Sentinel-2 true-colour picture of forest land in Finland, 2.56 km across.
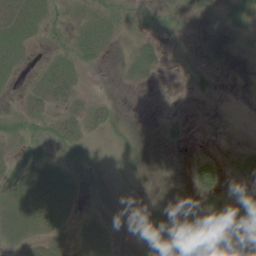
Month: June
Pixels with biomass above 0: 55%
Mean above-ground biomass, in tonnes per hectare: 16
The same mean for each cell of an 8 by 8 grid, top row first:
23 18 13 22 18 19 14 22
23 7 23 8 32 4 5 8
9 23 12 1 15 1 12 0
13 19 17 13 0 4 0 0
25 25 26 10 8 10 1 5
36 41 17 12 8 4 31 18
31 38 12 7 26 13 8 13
24 37 20 15 33 21 47 34
